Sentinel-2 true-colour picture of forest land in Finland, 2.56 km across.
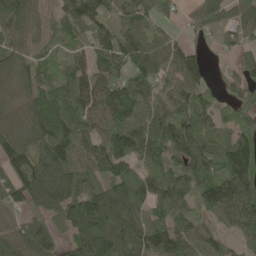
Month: May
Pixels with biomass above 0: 89%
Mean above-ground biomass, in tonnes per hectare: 100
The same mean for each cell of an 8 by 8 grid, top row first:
91 44 140 95 66 45 90 65
71 46 55 108 117 75 18 50
97 59 101 95 93 104 46 80
95 114 92 118 96 118 79 94
119 107 91 125 109 130 81 120
103 149 91 107 95 103 96 175
79 130 154 168 79 104 95 144
139 101 138 186 131 136 87 69
